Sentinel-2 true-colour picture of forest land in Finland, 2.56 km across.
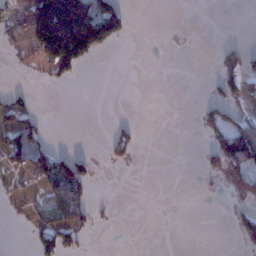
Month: January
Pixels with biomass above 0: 21%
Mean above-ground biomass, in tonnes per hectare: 35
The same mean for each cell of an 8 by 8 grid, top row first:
10 254 277 155 0 0 0 0
11 190 214 41 0 0 0 19
0 15 15 0 0 0 12 48
52 2 0 0 0 0 25 29
73 33 0 39 6 0 30 158
23 87 89 0 0 0 18 41
10 46 64 3 0 0 0 13
0 64 33 0 0 0 0 30
